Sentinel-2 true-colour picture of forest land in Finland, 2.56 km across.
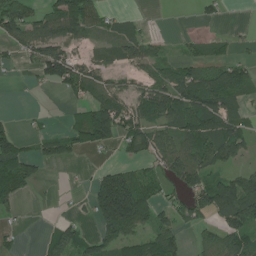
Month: July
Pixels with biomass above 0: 57%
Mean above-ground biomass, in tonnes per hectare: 59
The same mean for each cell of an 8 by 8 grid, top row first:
85 67 125 26 8 0 21 0
42 77 32 45 68 9 27 16
6 65 83 31 34 75 96 86
5 6 42 114 70 97 130 37
81 53 69 58 78 79 86 87
101 7 2 92 64 95 79 72
22 3 9 198 119 55 75 139
13 37 62 93 64 54 36 71
